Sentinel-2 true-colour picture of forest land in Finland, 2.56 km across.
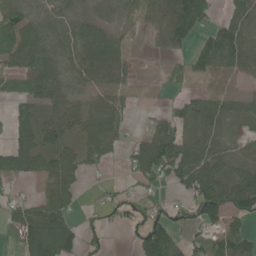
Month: June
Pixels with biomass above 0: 67%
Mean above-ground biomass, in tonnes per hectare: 52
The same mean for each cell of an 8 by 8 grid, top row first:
57 43 26 19 31 77 68 58
99 60 50 57 5 32 81 82
32 73 47 50 3 23 18 17
45 49 63 72 4 38 87 30
67 70 53 45 74 91 67 10
67 71 52 7 62 62 91 63
54 84 21 26 38 24 110 73
34 116 48 7 87 47 60 59
